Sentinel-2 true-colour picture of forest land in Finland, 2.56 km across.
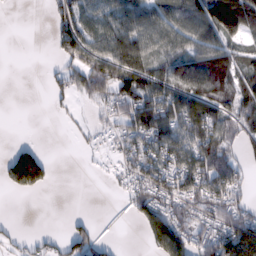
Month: February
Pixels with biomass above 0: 60%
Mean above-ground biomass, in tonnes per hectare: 61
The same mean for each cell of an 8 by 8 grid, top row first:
0 24 79 65 82 88 124 136
0 9 97 108 94 69 78 57
0 20 64 110 100 88 120 93
0 7 10 47 105 87 101 83
26 2 11 21 77 93 96 52
136 55 0 17 72 86 104 52
0 0 0 0 89 71 68 59
20 22 65 11 38 156 72 160
